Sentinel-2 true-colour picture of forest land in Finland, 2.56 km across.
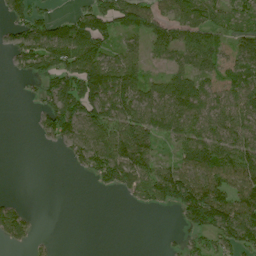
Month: July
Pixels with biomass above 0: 63%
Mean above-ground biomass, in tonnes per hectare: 69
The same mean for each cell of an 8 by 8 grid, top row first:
63 42 63 96 93 84 77 60
62 123 130 47 54 98 106 79
14 83 137 115 64 83 90 94
0 91 124 101 90 118 115 119
0 19 83 106 102 65 109 106
0 0 15 96 106 101 114 118
33 0 0 0 27 51 132 117
39 9 0 0 0 12 60 86
